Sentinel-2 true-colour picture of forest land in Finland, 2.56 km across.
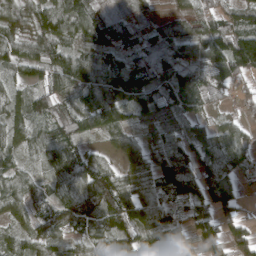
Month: April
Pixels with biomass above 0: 90%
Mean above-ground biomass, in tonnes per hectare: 75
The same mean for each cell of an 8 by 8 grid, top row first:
77 85 97 92 25 37 61 66
57 90 42 72 72 79 99 143
40 70 113 100 105 105 84 55
55 73 102 97 60 87 45 29
52 67 55 28 45 74 76 80
58 48 90 80 63 130 86 52
51 88 140 143 105 62 92 47
51 71 41 81 85 102 92 85
